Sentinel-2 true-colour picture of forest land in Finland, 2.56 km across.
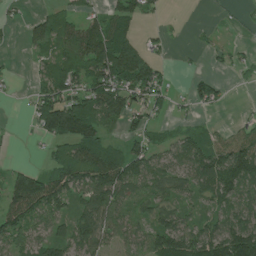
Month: June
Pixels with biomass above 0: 65%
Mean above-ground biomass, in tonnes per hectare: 65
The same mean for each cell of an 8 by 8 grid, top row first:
11 57 36 76 51 3 1 7
3 61 88 146 57 5 16 10
6 70 87 129 109 9 34 12
1 141 138 105 55 23 14 3
2 40 124 47 61 58 63 78
73 102 109 143 79 74 122 113
113 96 56 93 36 67 38 76
71 77 85 56 78 113 109 156
